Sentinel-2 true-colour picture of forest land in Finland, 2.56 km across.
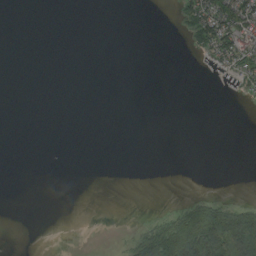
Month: August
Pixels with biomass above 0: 14%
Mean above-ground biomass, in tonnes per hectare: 13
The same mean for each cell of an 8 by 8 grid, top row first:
0 0 0 0 0 13 87 72
0 0 0 0 0 0 48 73
0 0 0 0 0 0 1 30
0 0 0 0 0 0 0 0
0 0 0 0 0 0 0 0
0 0 0 0 0 0 0 0
0 0 0 0 0 13 51 45
0 0 0 1 45 110 129 135
